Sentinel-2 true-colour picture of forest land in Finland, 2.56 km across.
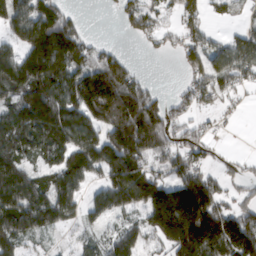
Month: March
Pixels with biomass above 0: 74%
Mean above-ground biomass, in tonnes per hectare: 118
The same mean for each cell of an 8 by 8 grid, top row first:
122 158 26 9 109 44 51 31
95 248 127 40 17 52 89 121
178 196 152 250 56 8 115 87
151 205 148 280 249 62 46 15
153 138 130 116 171 98 57 1
155 94 111 125 120 96 81 45
178 145 75 102 140 318 217 93
125 26 31 87 89 228 243 245
